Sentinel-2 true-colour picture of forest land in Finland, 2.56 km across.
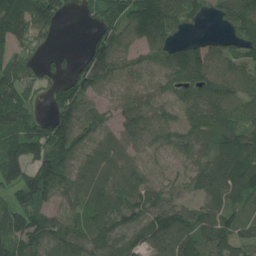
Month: July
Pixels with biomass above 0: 85%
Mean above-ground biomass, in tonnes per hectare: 97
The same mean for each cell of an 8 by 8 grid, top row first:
171 153 21 97 160 102 47 126
75 30 24 142 82 77 71 75
99 58 116 80 56 63 98 100
121 59 118 61 92 52 96 106
133 162 114 71 65 74 70 144
122 179 95 79 56 55 96 154
120 96 79 119 125 93 82 63
130 114 109 105 122 121 123 100
